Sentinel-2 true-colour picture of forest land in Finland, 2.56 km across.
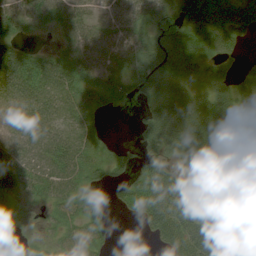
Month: July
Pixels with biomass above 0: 78%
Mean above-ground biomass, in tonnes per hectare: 42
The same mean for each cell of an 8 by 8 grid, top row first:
55 44 34 43 43 57 57 46
27 9 48 54 50 59 52 21
52 49 38 46 59 43 36 23
20 41 40 15 26 83 85 68
20 42 44 15 49 78 94 59
38 40 36 30 63 40 57 39
6 19 37 16 69 70 37 23
10 9 47 11 8 60 78 16
